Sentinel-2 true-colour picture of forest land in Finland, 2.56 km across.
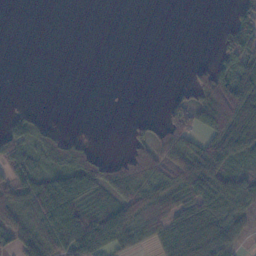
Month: November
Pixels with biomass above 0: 50%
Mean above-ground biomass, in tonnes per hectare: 40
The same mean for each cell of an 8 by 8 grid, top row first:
0 0 0 0 0 0 0 58
0 0 0 0 0 0 1 114
0 0 0 0 0 2 62 105
21 5 0 0 0 48 82 118
81 66 41 0 38 68 63 91
60 34 67 79 84 69 103 46
69 59 53 70 84 56 53 43
58 83 105 77 30 41 39 31
